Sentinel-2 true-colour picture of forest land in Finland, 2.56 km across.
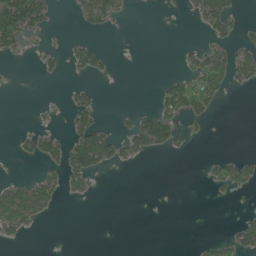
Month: June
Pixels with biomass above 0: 22%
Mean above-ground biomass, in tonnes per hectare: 21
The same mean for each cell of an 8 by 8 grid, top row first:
154 43 21 41 0 1 55 11
35 11 27 5 0 4 31 28
1 8 8 5 0 29 59 29
0 5 40 2 24 47 29 0
13 49 71 49 57 34 3 0
7 26 43 2 0 0 13 43
83 30 0 0 0 0 0 1
11 0 0 0 0 0 10 39
